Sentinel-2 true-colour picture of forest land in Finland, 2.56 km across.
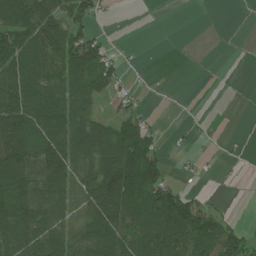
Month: July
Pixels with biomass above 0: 59%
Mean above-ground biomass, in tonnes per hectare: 71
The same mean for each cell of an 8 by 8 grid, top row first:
158 135 79 5 0 0 0 0
126 141 143 21 2 0 0 0
104 87 89 73 1 0 0 0
128 117 81 45 28 0 0 0
130 121 105 123 117 5 4 2
149 117 98 198 161 15 4 2
133 97 64 141 139 171 55 1
103 119 83 117 111 132 96 77
